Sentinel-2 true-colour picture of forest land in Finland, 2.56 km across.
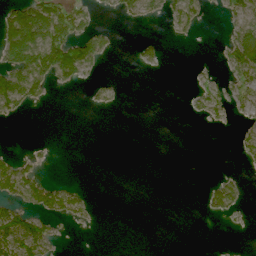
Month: June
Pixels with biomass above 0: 27%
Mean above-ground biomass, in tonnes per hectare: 22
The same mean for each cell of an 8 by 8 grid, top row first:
77 98 41 9 26 39 10 41
115 106 86 14 17 1 0 86
81 49 26 6 0 0 10 40
28 1 0 5 0 0 28 15
0 4 0 0 0 0 0 21
63 9 0 0 0 0 3 12
35 40 21 0 0 0 24 22
73 42 0 0 0 0 0 1
